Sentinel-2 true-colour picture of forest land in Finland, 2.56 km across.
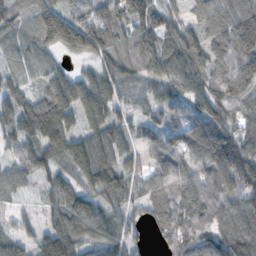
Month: November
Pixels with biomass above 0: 90%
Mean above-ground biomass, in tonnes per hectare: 93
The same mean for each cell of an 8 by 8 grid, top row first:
93 149 84 131 124 48 105 134
65 69 121 109 87 89 101 134
47 73 70 101 74 93 99 132
112 149 105 83 56 57 96 72
71 127 93 111 57 94 127 101
70 64 87 108 63 101 117 108
27 57 114 76 56 129 114 97
61 111 110 102 24 108 87 137
